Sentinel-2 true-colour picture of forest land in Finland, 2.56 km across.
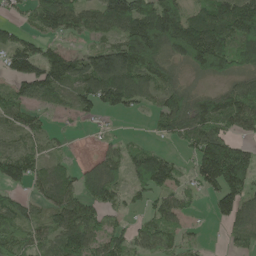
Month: May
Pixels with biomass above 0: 75%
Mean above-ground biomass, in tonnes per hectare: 82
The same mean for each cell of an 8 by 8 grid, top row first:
26 126 90 133 177 137 100 148
74 44 27 92 210 144 207 104
76 106 108 186 104 44 55 62
66 34 44 47 28 116 113 120
33 32 1 23 27 29 131 58
90 59 68 85 90 65 147 141
81 64 109 55 38 74 19 94
66 50 119 65 69 51 7 51
